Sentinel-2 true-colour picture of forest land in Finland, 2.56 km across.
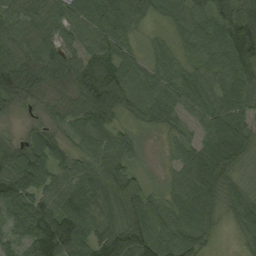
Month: August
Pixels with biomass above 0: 95%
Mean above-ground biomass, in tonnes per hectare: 74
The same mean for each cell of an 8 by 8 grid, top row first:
69 78 77 99 48 56 87 101
70 65 62 79 25 38 73 117
141 67 82 116 54 66 58 77
23 27 68 120 55 58 68 65
47 71 42 73 16 35 70 86
120 77 82 94 35 42 111 42
93 95 114 96 96 68 99 71
56 143 97 132 106 89 45 22
